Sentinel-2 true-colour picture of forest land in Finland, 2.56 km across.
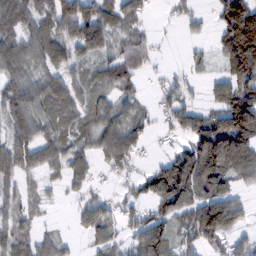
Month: February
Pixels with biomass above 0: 74%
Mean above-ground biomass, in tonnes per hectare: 78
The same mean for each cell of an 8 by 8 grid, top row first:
95 95 119 76 42 18 21 237
84 74 72 56 48 3 23 252
75 74 48 65 24 33 32 136
94 64 53 67 30 81 59 180
95 83 50 115 47 42 204 169
76 37 74 29 69 202 131 77
51 13 50 48 57 129 146 64
70 42 22 52 126 71 86 44
